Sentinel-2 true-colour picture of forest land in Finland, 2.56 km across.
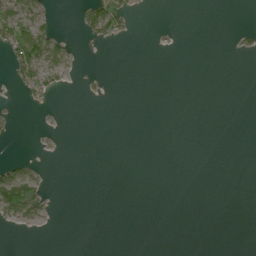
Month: July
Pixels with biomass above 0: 12%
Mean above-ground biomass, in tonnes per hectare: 7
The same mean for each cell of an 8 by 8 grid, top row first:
49 16 17 54 0 0 0 0
54 50 2 2 0 1 0 6
16 29 3 0 0 0 0 0
4 1 0 0 0 0 0 0
1 1 0 0 0 0 0 0
56 6 0 0 0 0 0 0
75 13 0 0 0 0 0 0
0 0 0 0 0 0 0 0
